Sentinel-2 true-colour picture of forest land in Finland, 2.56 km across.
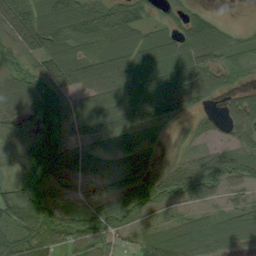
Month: August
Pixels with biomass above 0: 86%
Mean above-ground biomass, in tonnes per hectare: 60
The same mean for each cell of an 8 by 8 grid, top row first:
100 90 114 108 44 35 46 0
57 84 61 72 79 74 78 35
55 67 63 78 78 85 63 20
58 48 67 82 72 60 26 66
53 62 61 51 34 9 28 43
46 66 63 42 51 73 96 59
80 50 41 82 61 36 37 44
75 80 76 42 40 79 71 44
